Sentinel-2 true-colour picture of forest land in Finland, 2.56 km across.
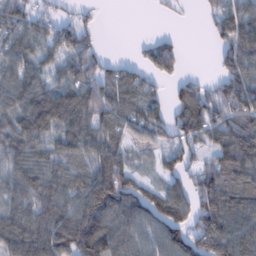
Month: February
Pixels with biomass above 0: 78%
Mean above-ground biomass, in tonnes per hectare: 74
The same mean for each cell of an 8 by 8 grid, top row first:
81 43 33 0 0 11 32 84
53 46 82 2 24 49 9 115
67 54 87 69 53 46 26 116
71 118 106 84 90 62 115 107
75 49 76 67 26 64 61 129
67 76 71 146 36 70 100 99
60 78 98 116 107 109 103 97
93 96 157 101 63 108 99 95
